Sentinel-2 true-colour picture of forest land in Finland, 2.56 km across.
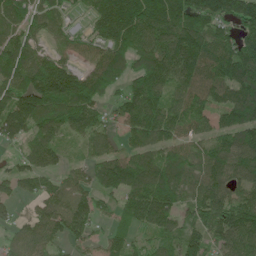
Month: June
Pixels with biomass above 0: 86%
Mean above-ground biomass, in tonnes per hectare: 108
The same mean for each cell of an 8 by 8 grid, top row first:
117 102 20 201 197 181 157 136
119 59 56 129 130 171 143 120
110 179 136 100 136 111 109 131
171 150 151 38 150 95 76 127
65 119 60 58 101 87 62 115
92 83 49 150 141 127 92 91
33 94 117 51 183 107 97 113
79 99 65 72 42 68 80 113
